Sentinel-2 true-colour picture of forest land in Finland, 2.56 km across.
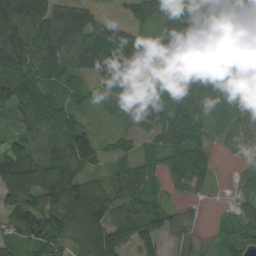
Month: September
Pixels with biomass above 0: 87%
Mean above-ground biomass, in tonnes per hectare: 87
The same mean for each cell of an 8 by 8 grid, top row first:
171 165 121 16 78 151 90 130
108 104 152 139 158 112 98 114
207 73 63 64 65 112 107 98
102 118 39 19 57 89 54 40
68 105 139 30 32 83 47 42
174 115 88 49 63 68 44 39
117 90 147 79 78 29 7 47
50 88 89 132 100 36 17 64
